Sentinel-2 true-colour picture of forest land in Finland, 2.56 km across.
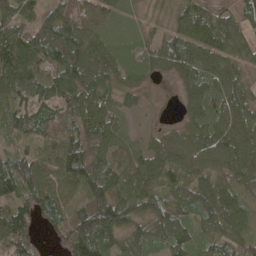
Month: May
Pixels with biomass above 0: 93%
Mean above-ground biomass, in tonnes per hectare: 84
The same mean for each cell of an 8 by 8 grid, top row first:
84 65 124 57 41 66 74 62
129 153 124 64 50 87 93 79
112 81 100 66 41 43 84 66
70 70 98 67 20 12 85 83
41 63 83 67 36 72 93 102
145 72 103 75 95 88 77 95
107 78 68 154 97 104 112 92
156 29 165 93 65 95 84 89
